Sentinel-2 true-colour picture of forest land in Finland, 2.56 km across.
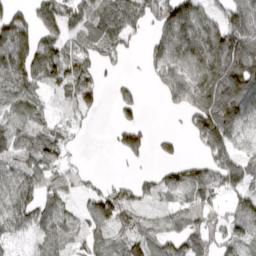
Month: April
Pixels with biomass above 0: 71%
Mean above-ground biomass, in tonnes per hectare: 84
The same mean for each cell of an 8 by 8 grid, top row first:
81 118 124 127 88 188 75 163
164 124 79 70 27 153 150 153
115 103 129 18 14 123 156 158
80 25 66 16 26 33 163 149
98 92 12 21 53 30 127 75
86 81 44 11 19 62 90 113
113 84 34 108 36 53 77 80
46 76 42 50 78 73 71 93
